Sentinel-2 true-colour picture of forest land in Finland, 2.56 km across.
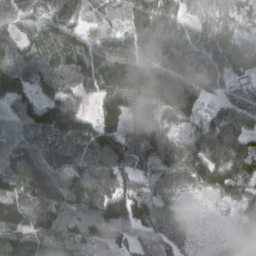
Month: March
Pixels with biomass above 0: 93%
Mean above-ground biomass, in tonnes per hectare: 85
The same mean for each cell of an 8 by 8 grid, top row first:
81 96 89 46 102 82 67 76
68 53 89 103 103 103 108 83
156 87 95 99 85 82 95 61
86 129 72 137 64 52 37 91
84 77 78 152 122 69 105 73
106 109 91 110 64 77 112 98
79 83 84 128 78 62 13 56
102 100 81 59 61 77 25 63
